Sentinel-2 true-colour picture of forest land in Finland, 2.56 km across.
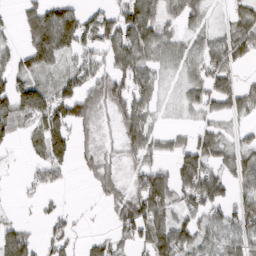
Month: March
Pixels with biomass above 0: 67%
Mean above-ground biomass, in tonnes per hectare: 59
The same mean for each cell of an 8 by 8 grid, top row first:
21 115 74 52 114 65 21 41
35 146 79 81 85 37 52 79
75 43 65 94 68 25 72 36
109 122 72 52 62 16 36 43
24 106 27 14 83 39 65 33
4 47 11 52 71 78 102 50
10 19 5 42 110 62 83 67
86 43 20 30 70 112 46 64
